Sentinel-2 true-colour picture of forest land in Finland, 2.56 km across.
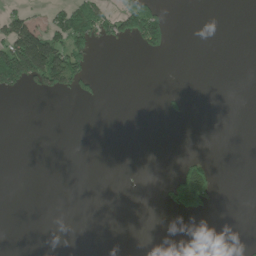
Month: June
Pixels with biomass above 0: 13%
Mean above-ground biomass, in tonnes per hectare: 23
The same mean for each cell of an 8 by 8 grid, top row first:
48 28 117 57 138 0 0 0
181 178 79 13 56 4 0 0
130 104 56 0 0 0 0 0
0 0 0 0 0 11 0 0
0 0 0 0 0 0 0 0
0 0 0 0 0 64 94 0
0 0 0 0 0 66 48 0
0 0 0 0 0 0 0 3
